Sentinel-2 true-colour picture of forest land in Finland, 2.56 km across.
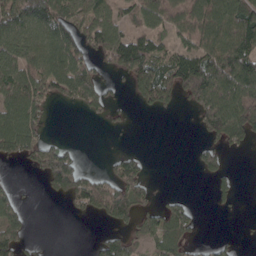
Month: April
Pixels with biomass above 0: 53%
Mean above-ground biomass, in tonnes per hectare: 69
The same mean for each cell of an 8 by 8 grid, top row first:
135 122 87 59 74 80 113 132
105 109 81 89 90 59 110 146
124 119 125 22 141 131 201 170
117 39 26 27 21 18 137 138
125 48 6 1 0 0 47 45
4 108 82 52 49 0 39 12
76 0 43 145 49 58 5 7
87 3 0 47 59 80 10 7
